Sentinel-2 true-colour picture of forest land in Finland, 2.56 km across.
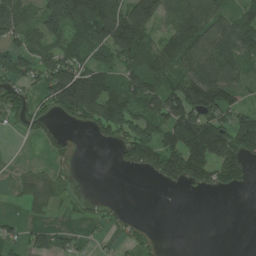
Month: July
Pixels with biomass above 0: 61%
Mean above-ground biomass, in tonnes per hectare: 96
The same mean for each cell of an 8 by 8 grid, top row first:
148 166 246 175 193 96 112 96
90 113 130 162 146 136 127 126
90 137 205 101 148 137 179 86
87 69 152 166 135 173 159 104
3 39 7 52 181 166 262 190
26 57 3 1 38 152 128 83
8 56 20 25 0 0 0 0
48 82 39 28 39 0 0 0
